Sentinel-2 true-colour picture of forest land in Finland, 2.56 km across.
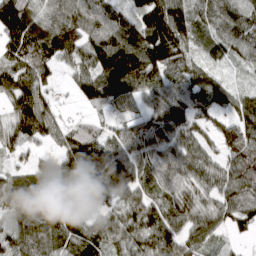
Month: March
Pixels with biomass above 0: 91%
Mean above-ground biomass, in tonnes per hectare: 90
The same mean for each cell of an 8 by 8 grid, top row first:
118 89 118 91 101 147 75 101
101 129 120 161 144 119 53 81
106 63 79 161 128 73 74 14
94 87 25 43 49 100 73 70
87 60 129 85 80 83 49 116
61 83 119 144 68 89 75 105
88 117 71 68 94 89 69 97
76 100 97 84 98 94 55 19
